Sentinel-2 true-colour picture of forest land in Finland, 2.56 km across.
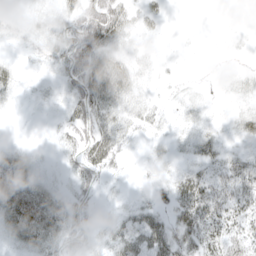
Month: May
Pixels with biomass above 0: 51%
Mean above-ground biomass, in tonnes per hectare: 17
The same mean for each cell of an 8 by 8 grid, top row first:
3 8 33 45 11 0 0 0
4 14 48 21 2 0 0 1
11 2 36 49 5 3 1 6
1 1 26 27 15 4 3 9
4 2 25 35 4 7 18 7
45 4 20 9 2 15 21 35
47 35 13 4 18 31 39 29
20 32 20 24 43 37 34 30
